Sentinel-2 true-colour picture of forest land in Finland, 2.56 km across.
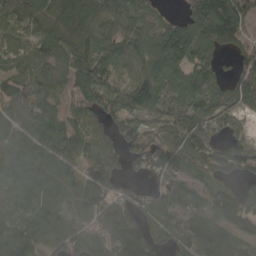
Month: April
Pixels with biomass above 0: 88%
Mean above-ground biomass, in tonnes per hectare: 100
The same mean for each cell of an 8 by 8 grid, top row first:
91 111 130 103 71 51 173 138
36 75 112 110 103 167 93 66
71 74 126 72 117 111 101 98
81 61 70 75 83 88 99 62
121 110 81 54 92 68 75 67
152 173 115 92 60 76 45 47
113 152 109 143 89 129 97 122
140 102 129 150 168 71 157 68
